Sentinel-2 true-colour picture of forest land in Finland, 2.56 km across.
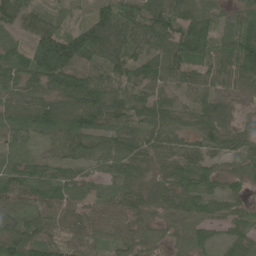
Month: June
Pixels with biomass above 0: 95%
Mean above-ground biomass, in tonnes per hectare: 74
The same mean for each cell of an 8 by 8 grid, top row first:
87 60 47 108 105 107 57 67
45 155 136 119 58 92 99 116
71 85 84 75 78 48 71 87
88 106 114 105 85 54 82 41
38 37 82 83 85 55 66 73
72 61 45 58 54 89 81 57
60 72 48 48 56 62 54 37
119 79 53 48 55 36 68 69
